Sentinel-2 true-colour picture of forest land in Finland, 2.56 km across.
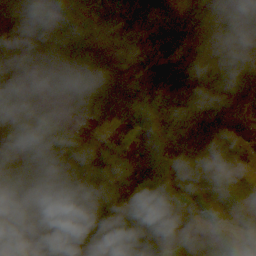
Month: October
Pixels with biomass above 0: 92%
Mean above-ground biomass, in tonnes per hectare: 109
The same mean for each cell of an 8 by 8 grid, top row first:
114 89 53 70 76 97 115 116
110 134 85 28 107 128 94 127
115 196 183 95 198 214 171 147
114 46 71 74 77 115 153 85
133 93 75 84 147 132 112 78
102 109 122 99 146 136 99 94
46 115 123 102 102 52 59 72
193 180 110 90 130 104 68 50
